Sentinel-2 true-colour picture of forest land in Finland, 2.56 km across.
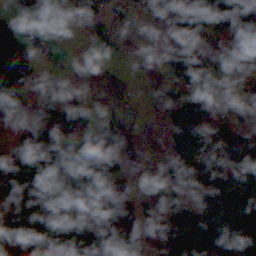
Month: November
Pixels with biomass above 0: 63%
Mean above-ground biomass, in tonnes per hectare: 91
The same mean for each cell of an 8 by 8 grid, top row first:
80 128 39 44 36 145 158 132
174 29 4 46 3 96 48 75
159 7 10 33 32 95 96 50
36 45 82 28 2 67 101 48
101 128 119 120 30 73 120 102
181 223 154 94 33 91 135 176
71 190 123 156 35 73 122 117
46 138 140 120 34 151 138 147
